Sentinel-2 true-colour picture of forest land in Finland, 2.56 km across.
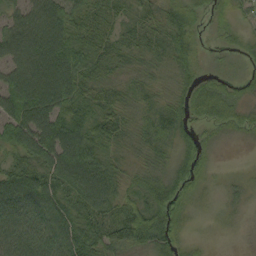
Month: September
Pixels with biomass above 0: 91%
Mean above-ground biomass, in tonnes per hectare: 53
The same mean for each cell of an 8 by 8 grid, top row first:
58 101 52 39 36 53 22 21
99 109 67 46 40 57 7 21
88 114 70 36 29 35 23 16
86 95 57 56 33 49 48 30
69 93 92 42 39 36 20 6
64 72 98 58 47 53 16 11
92 73 61 60 61 54 12 22
75 77 74 71 64 44 7 9
